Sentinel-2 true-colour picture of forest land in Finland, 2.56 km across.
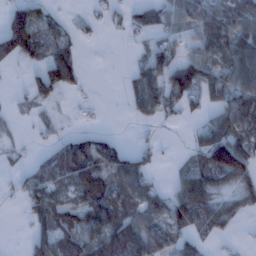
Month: January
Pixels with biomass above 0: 59%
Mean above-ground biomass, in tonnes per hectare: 53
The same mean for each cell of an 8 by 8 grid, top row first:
73 40 9 19 57 57 75 69
89 62 21 0 24 34 76 99
2 98 32 0 73 66 77 85
13 20 8 0 60 30 36 92
18 19 71 56 15 2 111 99
20 58 87 89 61 21 63 80
4 100 83 95 82 81 67 31
1 81 70 136 127 57 27 6
